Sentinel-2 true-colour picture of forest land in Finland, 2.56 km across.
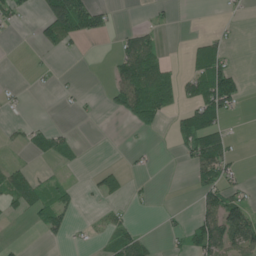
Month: June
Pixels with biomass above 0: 31%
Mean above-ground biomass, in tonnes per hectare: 29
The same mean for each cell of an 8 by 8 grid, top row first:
28 90 106 18 3 10 0 8
0 30 7 7 70 0 40 4
4 2 4 30 85 35 97 37
10 0 10 19 62 30 94 15
15 37 11 0 2 10 92 6
48 12 0 43 8 0 51 20
31 59 20 20 4 5 60 75
5 12 4 27 35 14 96 100
